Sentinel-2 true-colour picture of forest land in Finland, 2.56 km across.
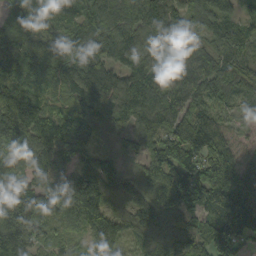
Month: September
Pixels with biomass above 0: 95%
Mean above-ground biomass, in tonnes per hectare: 111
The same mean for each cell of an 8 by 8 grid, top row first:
71 96 87 128 154 109 138 69
101 91 104 123 107 109 89 85
96 84 121 103 125 86 111 88
190 85 97 99 134 108 74 32
130 124 109 39 81 157 124 24
93 106 170 121 105 148 176 124
168 81 165 103 134 133 123 180
168 72 45 119 90 117 131 143
